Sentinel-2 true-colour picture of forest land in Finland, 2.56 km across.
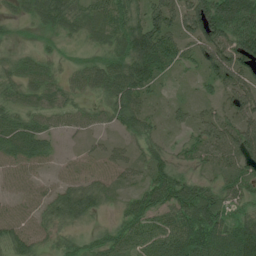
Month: July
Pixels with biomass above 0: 89%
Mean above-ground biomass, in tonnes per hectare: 56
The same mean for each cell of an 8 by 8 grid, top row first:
23 56 50 62 74 71 155 147
23 20 19 48 145 67 90 123
49 56 44 85 100 14 45 73
53 53 41 52 47 22 24 67
73 35 11 20 46 22 57 78
25 15 35 31 33 65 33 56
27 44 79 20 65 77 90 41
55 32 33 56 60 85 99 101
